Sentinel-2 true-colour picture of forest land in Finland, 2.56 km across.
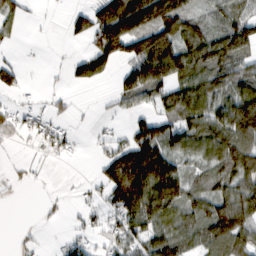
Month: February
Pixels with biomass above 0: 62%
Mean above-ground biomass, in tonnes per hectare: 61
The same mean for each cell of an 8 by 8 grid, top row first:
36 3 38 129 138 110 40 56
11 1 9 127 109 99 108 96
32 3 43 24 102 81 97 81
40 29 4 11 34 79 89 130
12 44 9 39 130 69 88 111
7 3 2 97 152 107 75 114
1 6 18 61 124 84 83 106
5 3 38 46 82 86 70 70
